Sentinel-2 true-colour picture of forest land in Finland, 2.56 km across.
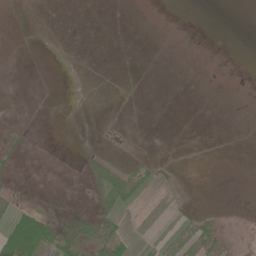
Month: May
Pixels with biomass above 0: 11%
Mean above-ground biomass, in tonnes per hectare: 4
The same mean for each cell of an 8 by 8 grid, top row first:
0 0 0 0 0 0 0 0
0 0 0 0 0 0 0 0
0 0 0 0 0 0 0 0
0 0 0 0 0 0 0 0
4 0 0 0 0 0 0 0
2 0 1 29 13 2 0 0
14 5 2 23 2 2 1 0
78 36 22 23 1 11 16 0
